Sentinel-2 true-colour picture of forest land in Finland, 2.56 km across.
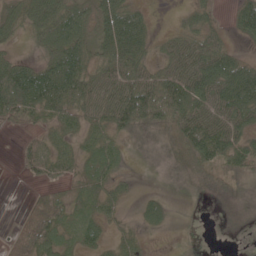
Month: May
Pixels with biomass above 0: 71%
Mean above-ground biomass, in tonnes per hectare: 46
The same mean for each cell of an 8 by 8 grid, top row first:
44 82 52 79 32 7 25 52
14 50 63 87 54 47 59 14
105 103 88 67 73 83 86 104
67 65 53 82 122 89 70 75
12 26 32 36 2 41 98 57
5 28 29 35 0 7 36 37
3 62 36 27 31 7 6 25
33 66 43 22 16 6 1 5
